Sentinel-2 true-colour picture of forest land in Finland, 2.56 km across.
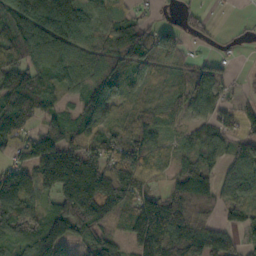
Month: October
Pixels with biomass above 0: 82%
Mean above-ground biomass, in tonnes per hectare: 96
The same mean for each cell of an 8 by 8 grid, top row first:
139 183 111 92 40 29 30 4
113 141 129 132 165 86 13 15
99 73 102 101 62 54 89 11
105 65 79 87 83 58 63 55
84 120 104 102 112 38 83 66
115 170 223 197 90 64 81 84
173 65 200 137 153 84 70 91
75 168 69 65 175 142 105 43
